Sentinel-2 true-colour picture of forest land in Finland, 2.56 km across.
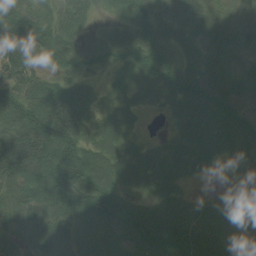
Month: July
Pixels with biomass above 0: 92%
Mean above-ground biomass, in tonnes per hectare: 66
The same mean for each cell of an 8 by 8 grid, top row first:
95 49 54 27 72 66 67 50
87 76 32 59 76 60 61 54
75 46 38 27 49 77 80 61
123 88 67 48 24 39 80 73
91 111 84 59 21 43 60 73
77 101 108 70 61 62 21 36
62 80 87 102 61 79 43 62
39 65 65 94 94 91 91 53
